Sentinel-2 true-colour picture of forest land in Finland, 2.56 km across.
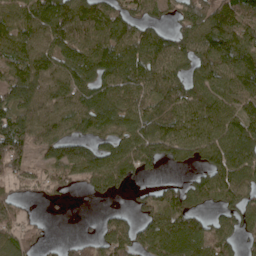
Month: May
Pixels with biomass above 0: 79%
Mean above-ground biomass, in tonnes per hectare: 83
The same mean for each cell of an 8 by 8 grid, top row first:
86 146 113 80 58 41 93 89
103 94 101 100 115 92 98 128
105 94 92 94 101 82 86 110
109 84 104 91 78 82 95 89
143 95 72 69 125 109 93 112
59 48 68 126 38 10 76 101
53 8 0 19 52 95 42 94
64 22 33 90 77 128 87 58
